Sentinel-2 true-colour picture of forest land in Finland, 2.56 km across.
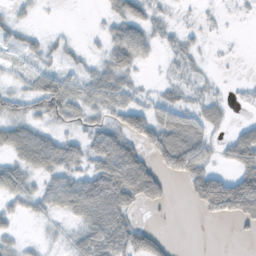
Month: November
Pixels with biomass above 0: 62%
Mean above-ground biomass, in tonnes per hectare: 35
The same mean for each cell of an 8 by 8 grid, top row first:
18 1 0 29 47 9 7 4
19 20 11 49 43 22 5 1
14 42 28 44 9 17 11 4
35 49 32 36 52 51 40 3
75 62 34 70 48 107 39 61
62 41 40 91 84 34 56 56
22 28 59 83 17 2 37 72
22 10 43 77 47 5 0 3
